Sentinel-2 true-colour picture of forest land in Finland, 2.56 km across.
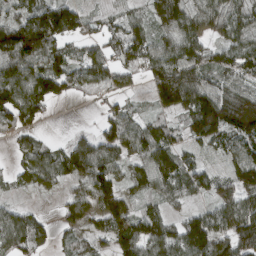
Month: March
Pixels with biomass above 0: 81%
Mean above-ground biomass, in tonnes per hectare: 84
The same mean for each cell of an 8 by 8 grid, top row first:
71 122 67 51 47 141 110 95
179 124 38 63 83 102 71 92
137 128 68 67 41 154 75 97
135 44 1 40 30 75 198 200
32 34 44 81 111 82 75 91
37 86 81 92 89 120 51 94
39 5 81 97 46 33 48 108
95 44 39 81 123 109 141 107
